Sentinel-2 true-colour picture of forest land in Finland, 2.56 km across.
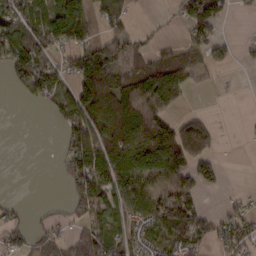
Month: February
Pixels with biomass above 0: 57%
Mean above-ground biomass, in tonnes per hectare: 73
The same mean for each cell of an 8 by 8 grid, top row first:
77 97 105 92 2 31 150 6
143 106 102 109 40 41 67 10
58 81 108 120 141 138 18 1
0 19 126 190 155 49 16 0
0 0 102 135 177 227 87 1
0 0 122 109 104 132 60 0
17 8 68 83 82 185 24 39
35 46 67 70 60 84 50 83
